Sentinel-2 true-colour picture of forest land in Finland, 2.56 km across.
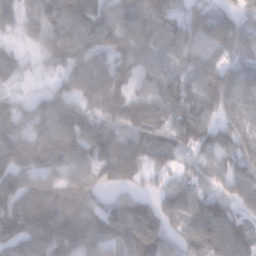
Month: January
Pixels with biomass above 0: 89%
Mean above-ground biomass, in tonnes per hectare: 125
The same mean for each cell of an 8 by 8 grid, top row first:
108 136 175 153 160 78 127 80
55 122 154 125 140 110 96 90
64 38 144 134 91 121 137 107
98 154 126 131 139 123 112 90
125 154 138 160 112 93 119 112
182 116 120 85 65 79 77 121
151 190 147 115 122 164 117 98
178 191 156 130 191 112 183 161
